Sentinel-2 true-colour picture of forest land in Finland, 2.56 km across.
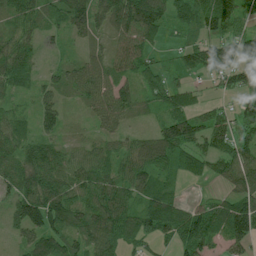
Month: July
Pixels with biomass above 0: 88%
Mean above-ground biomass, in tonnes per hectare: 69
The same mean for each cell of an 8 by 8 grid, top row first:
67 56 86 85 110 63 105 82
61 12 18 37 50 25 85 103
70 32 76 71 66 42 37 91
38 69 16 92 33 83 57 61
73 57 24 41 60 119 61 76
84 90 74 74 100 63 44 75
69 139 90 128 102 92 53 104
28 100 72 102 68 70 76 59
